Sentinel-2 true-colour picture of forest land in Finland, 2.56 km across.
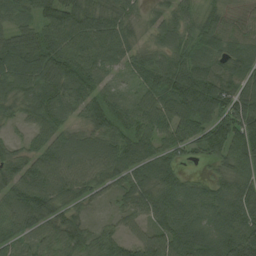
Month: August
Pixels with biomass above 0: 94%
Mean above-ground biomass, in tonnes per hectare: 77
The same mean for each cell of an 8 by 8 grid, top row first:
60 95 103 87 38 65 68 45
83 91 81 81 52 69 71 67
88 87 87 41 54 108 109 78
42 87 63 84 70 105 144 143
25 72 64 73 70 74 106 111
75 87 69 68 79 61 29 85
81 94 47 28 64 86 80 103
58 58 80 57 63 94 86 132
